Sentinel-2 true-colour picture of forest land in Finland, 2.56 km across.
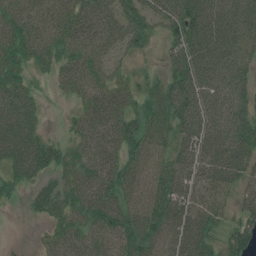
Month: July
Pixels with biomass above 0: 87%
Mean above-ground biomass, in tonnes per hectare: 53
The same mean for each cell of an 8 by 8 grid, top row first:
43 38 54 58 58 77 92 84
55 45 46 46 28 48 91 81
46 14 46 37 32 68 75 65
58 9 33 70 50 82 74 70
66 40 41 53 54 52 78 86
44 31 49 56 45 66 64 59
6 46 53 63 52 70 57 42
3 26 45 45 67 70 54 62
